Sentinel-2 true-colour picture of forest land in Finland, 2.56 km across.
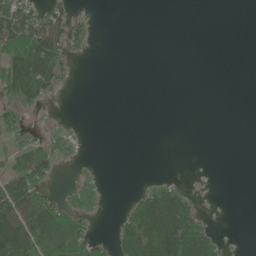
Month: June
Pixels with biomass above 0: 31%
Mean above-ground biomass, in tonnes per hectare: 30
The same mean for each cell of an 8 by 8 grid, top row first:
88 53 9 0 0 0 0 0
88 116 17 0 0 0 0 0
116 86 2 0 0 0 0 0
46 6 0 0 0 0 0 0
38 37 12 0 0 0 0 0
71 50 12 0 2 3 0 0
104 78 45 1 78 108 4 0
132 86 60 26 119 147 70 0
